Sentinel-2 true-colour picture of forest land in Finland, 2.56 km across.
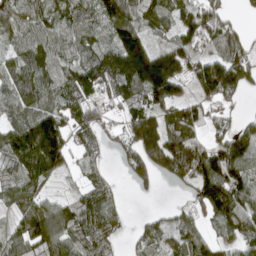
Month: April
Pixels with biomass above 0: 81%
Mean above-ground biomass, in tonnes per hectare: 103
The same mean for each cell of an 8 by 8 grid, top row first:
95 99 102 122 92 87 120 24
73 117 97 125 166 116 70 101
104 116 150 155 238 164 172 150
83 128 89 39 138 92 47 23
149 248 54 17 171 159 90 138
100 102 32 28 63 99 163 133
70 94 105 82 5 30 125 147
89 132 115 68 75 68 62 92
